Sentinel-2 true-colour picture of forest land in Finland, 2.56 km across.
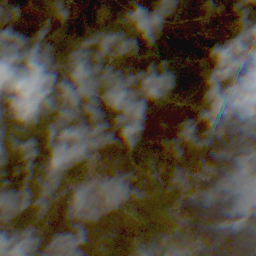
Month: October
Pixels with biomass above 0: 57%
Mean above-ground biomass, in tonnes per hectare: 78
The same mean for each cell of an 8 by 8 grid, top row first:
62 102 144 98 87 148 177 118
134 138 122 81 158 123 133 16
58 49 80 113 109 107 99 46
84 42 49 38 4 22 57 7
175 139 141 1 58 14 0 0
199 179 105 0 45 10 11 5
193 118 26 11 175 107 2 1
22 11 1 86 147 167 25 0
